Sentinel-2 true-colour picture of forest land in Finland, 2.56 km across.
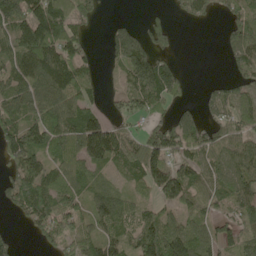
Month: May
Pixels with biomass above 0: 73%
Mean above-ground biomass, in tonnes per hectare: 81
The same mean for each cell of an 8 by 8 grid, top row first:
134 180 73 9 18 18 38 80
82 141 63 71 122 22 0 109
98 145 99 16 166 90 10 66
86 94 118 30 52 44 45 74
117 98 127 156 105 105 110 78
98 100 78 37 108 123 75 92
58 109 59 94 51 66 61 82
27 56 65 72 150 105 69 88
